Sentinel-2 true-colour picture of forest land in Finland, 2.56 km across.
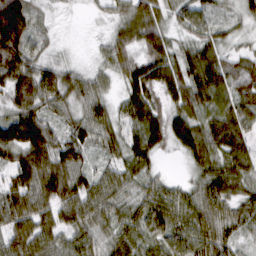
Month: March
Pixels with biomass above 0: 93%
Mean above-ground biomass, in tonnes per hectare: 64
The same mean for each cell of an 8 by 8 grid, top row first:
151 16 3 28 68 38 46 30
112 24 3 50 68 40 68 22
87 73 50 31 92 73 111 70
70 57 51 52 95 57 60 68
122 113 69 49 95 58 81 72
75 98 63 51 51 11 69 70
79 59 79 63 71 73 73 49
70 63 63 54 70 84 75 36
